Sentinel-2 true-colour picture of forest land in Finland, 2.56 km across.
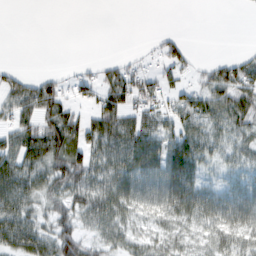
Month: February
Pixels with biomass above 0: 65%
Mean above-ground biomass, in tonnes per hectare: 41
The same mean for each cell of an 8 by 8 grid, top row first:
0 0 0 0 0 0 0 0
0 0 0 0 5 37 0 4
34 38 32 46 46 28 40 65
50 64 33 74 56 55 51 62
61 87 67 61 78 80 45 35
82 68 71 57 59 81 27 31
66 40 53 63 46 66 55 54
64 55 57 42 42 52 39 47
